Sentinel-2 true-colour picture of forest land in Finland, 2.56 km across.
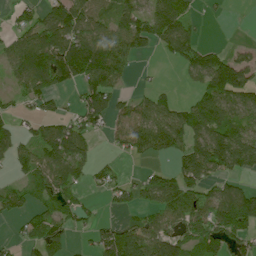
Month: July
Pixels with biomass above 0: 63%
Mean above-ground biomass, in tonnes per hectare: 76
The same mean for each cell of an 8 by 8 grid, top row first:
41 73 97 69 89 117 8 0
83 159 148 107 53 87 35 25
50 123 91 93 3 6 103 115
31 33 69 72 78 86 134 61
80 104 85 27 93 89 172 124
35 96 54 43 42 94 83 58
61 69 68 26 53 99 97 157
24 94 11 111 117 92 93 75
